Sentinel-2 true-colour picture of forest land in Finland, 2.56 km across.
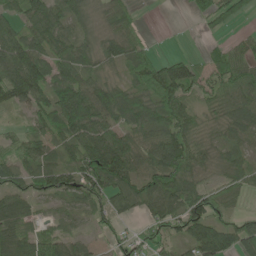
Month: June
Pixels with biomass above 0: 82%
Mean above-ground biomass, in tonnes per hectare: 61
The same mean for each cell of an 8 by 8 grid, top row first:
51 80 46 59 7 2 55 33
99 75 54 59 45 2 16 39
109 93 74 36 76 122 47 68
26 75 131 79 80 82 34 68
37 55 84 94 57 84 42 52
64 75 86 113 75 84 33 45
61 20 44 65 48 66 102 18
64 73 35 23 38 45 98 89
